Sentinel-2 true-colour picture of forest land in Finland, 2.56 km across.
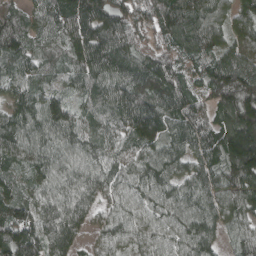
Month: April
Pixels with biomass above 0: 96%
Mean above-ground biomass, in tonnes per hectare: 110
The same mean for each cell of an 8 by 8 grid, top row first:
74 90 151 136 97 157 126 97
104 60 141 147 85 99 116 105
87 66 89 128 137 122 126 195
88 128 73 106 156 129 96 242
106 96 100 86 109 89 116 250
66 89 94 96 109 94 105 154
108 88 93 67 86 106 101 105
157 122 57 83 77 94 95 63
